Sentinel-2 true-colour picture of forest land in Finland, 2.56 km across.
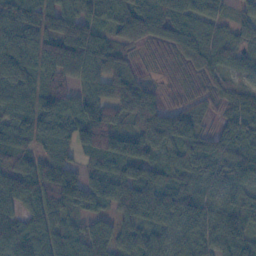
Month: November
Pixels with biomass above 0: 93%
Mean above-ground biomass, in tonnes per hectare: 88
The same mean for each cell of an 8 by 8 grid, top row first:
126 115 99 83 124 130 76 41
129 106 114 72 53 80 95 67
97 81 58 99 43 33 50 37
121 100 104 77 120 76 37 90
122 73 93 105 126 106 62 80
100 110 68 87 90 64 75 89
74 101 65 66 116 135 81 87
111 110 116 100 79 66 67 91
